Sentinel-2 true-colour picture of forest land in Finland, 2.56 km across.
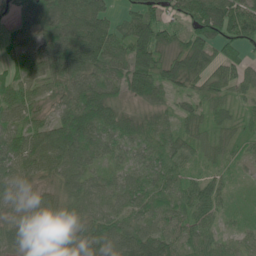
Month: June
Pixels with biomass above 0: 94%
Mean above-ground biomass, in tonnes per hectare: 54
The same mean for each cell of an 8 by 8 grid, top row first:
27 86 82 35 68 40 90 81
39 66 88 68 110 53 83 46
42 51 62 61 94 73 56 45
46 33 100 79 41 35 40 28
61 77 83 47 50 47 28 35
52 38 52 32 46 40 33 16
30 45 45 48 53 49 56 14
44 54 53 67 72 54 50 32
